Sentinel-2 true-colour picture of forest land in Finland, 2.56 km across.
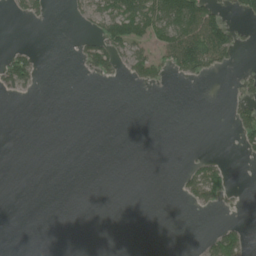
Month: June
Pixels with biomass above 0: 19%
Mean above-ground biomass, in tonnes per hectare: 21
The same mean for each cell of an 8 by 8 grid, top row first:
15 14 18 90 97 118 105 25
23 0 28 79 45 105 112 35
71 0 5 18 48 13 12 19
0 0 0 0 0 0 0 42
0 0 0 0 0 0 1 20
0 0 0 0 0 8 85 0
0 0 0 0 0 1 21 8
0 0 0 0 0 0 29 46
